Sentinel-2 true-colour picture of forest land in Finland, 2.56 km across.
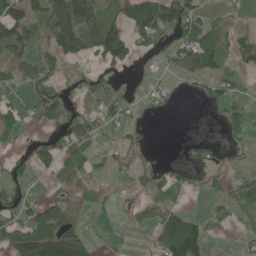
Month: June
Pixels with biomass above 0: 49%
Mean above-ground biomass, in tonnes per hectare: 41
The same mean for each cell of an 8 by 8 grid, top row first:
82 75 90 60 110 99 41 11
78 42 76 113 28 46 103 45
28 27 26 24 8 16 45 19
46 47 19 44 11 4 6 39
13 29 50 14 7 5 30 19
38 15 32 16 21 27 15 28
55 71 19 6 33 39 15 39
93 149 78 9 5 126 40 12
